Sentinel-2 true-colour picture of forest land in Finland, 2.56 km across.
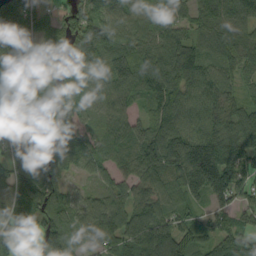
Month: September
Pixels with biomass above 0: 91%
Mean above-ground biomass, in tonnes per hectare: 92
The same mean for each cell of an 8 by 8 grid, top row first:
122 41 122 93 68 63 83 99
94 43 129 120 82 109 75 97
58 52 111 114 122 122 94 57
78 92 69 76 50 111 97 81
54 90 70 68 107 138 172 130
89 105 30 59 84 118 171 109
106 111 86 96 81 69 46 64
99 125 87 87 136 130 68 92
